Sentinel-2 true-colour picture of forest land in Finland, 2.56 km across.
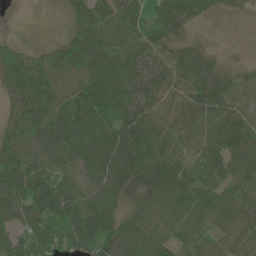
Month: June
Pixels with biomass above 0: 94%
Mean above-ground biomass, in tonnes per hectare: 68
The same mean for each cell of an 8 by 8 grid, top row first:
1 5 70 59 50 86 28 14
44 38 76 75 67 50 23 5
68 87 75 103 65 68 67 35
43 94 118 114 70 46 56 39
87 85 108 112 98 28 43 71
121 97 48 94 74 78 33 55
82 108 113 96 57 71 81 67
85 115 107 88 79 61 42 35
